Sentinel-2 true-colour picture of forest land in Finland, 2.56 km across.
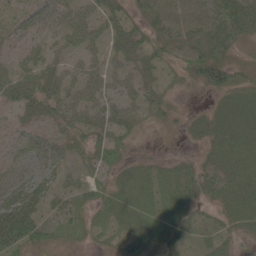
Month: May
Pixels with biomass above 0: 80%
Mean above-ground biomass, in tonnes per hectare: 36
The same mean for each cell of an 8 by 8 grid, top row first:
28 45 49 44 31 59 55 59
33 34 46 39 40 41 59 25
57 50 48 35 39 24 66 31
40 46 56 44 34 18 18 35
30 43 26 44 8 3 26 32
31 44 19 22 21 32 35 28
97 36 28 24 20 29 18 30
76 40 15 14 24 25 17 23
